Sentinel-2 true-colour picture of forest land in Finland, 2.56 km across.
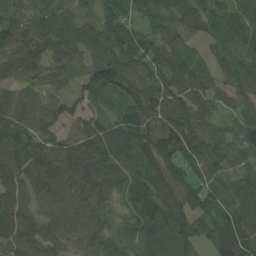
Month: August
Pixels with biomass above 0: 95%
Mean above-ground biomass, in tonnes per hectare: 86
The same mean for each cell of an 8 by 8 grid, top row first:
48 50 43 73 47 62 87 75
98 84 64 95 98 52 36 72
56 60 56 115 100 98 57 58
102 101 70 52 106 101 60 63
120 88 111 116 108 128 77 68
89 108 137 118 126 102 73 59
108 76 97 68 128 112 88 101
102 86 82 78 84 125 96 126
